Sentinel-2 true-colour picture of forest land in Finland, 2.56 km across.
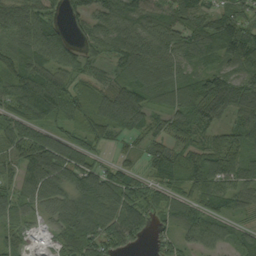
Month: September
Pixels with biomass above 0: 90%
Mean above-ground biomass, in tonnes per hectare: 87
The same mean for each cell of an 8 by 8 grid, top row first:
98 82 71 109 98 97 98 88
90 126 59 89 111 101 116 133
110 101 53 74 129 80 95 107
86 110 80 120 90 55 90 91
95 125 86 41 43 69 72 72
68 130 112 102 62 90 119 106
79 56 84 88 101 77 67 50
71 31 127 103 39 63 59 62
